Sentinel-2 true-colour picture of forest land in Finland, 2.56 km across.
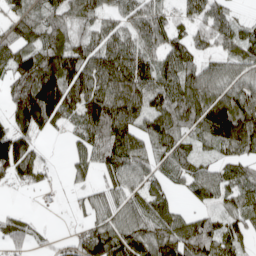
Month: April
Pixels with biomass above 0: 81%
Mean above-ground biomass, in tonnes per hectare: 96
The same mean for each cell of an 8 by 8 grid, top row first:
84 73 73 70 96 64 98 28
112 120 96 132 98 100 69 92
112 176 148 151 109 124 115 96
116 158 124 149 107 124 170 162
154 9 66 126 91 100 71 122
94 28 41 78 86 72 102 87
19 6 33 88 99 67 67 92
74 27 86 164 120 144 120 71
